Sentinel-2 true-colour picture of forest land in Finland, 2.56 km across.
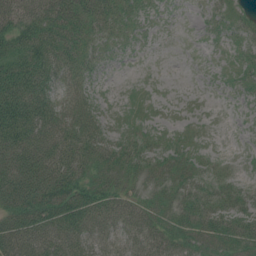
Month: July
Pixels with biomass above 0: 86%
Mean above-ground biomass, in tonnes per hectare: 43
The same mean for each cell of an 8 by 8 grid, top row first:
62 73 58 40 17 4 17 22
73 81 46 19 5 0 6 25
102 67 35 4 4 1 3 28
113 77 50 13 15 3 3 5
103 80 67 48 33 25 10 4
98 87 58 40 27 32 25 14
82 91 84 55 38 42 51 48
79 73 59 37 40 49 48 69
